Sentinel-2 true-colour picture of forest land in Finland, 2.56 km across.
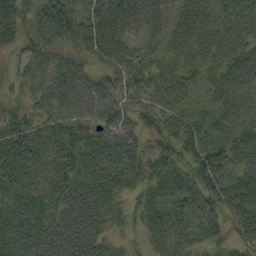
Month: September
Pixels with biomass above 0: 91%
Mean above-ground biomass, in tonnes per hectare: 51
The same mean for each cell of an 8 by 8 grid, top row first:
52 71 55 76 67 43 58 57
24 55 53 76 47 49 63 58
22 54 59 51 56 58 47 65
31 48 67 59 50 55 44 48
59 53 47 43 33 50 51 52
57 64 46 45 48 54 59 54
57 58 60 41 35 28 34 65
59 57 72 26 20 30 27 37
